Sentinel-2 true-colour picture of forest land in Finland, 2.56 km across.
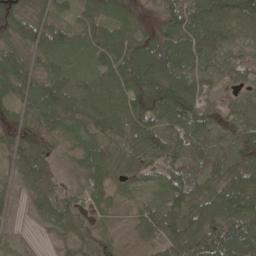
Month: May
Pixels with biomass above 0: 94%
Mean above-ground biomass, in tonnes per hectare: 70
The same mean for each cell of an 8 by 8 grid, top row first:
71 55 51 69 39 97 120 93
72 88 69 82 102 118 100 38
93 78 57 72 111 111 78 50
57 108 90 83 114 118 51 54
77 66 59 85 96 85 45 57
57 70 27 71 55 85 60 66
16 65 29 34 49 77 66 102
10 9 37 23 28 75 94 114
